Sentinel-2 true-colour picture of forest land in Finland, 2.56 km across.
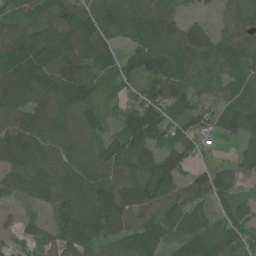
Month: June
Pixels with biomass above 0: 90%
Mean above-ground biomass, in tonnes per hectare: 83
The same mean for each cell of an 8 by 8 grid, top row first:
53 69 93 100 106 62 17 82
116 116 106 66 82 89 97 87
110 108 123 63 84 110 80 57
90 97 106 48 114 75 54 71
121 94 85 72 98 78 18 42
87 118 108 104 122 114 65 40
18 67 127 145 90 86 53 55
32 58 111 73 104 56 81 64
